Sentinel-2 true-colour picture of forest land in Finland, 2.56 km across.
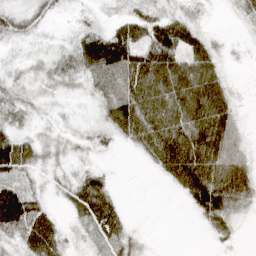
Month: April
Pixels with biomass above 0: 79%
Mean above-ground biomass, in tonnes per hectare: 32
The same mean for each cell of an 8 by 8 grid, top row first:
39 26 13 14 36 30 9 15
8 9 47 71 48 53 37 6
19 21 20 30 64 63 58 2
33 9 5 39 59 58 65 11
61 20 16 21 39 66 60 14
43 14 29 11 2 47 67 49
98 26 41 40 1 1 49 29
37 55 11 31 10 0 7 7
